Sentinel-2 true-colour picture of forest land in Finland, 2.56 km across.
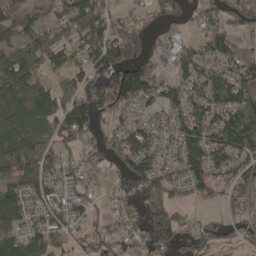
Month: April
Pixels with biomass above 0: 76%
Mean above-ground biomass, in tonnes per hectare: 75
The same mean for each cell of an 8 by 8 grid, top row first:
89 60 87 53 28 45 53 73
67 73 65 122 54 48 90 69
103 44 62 131 149 69 83 123
86 93 95 84 51 75 79 93
85 54 71 75 100 79 96 102
104 73 61 32 104 63 92 87
91 78 56 39 79 67 31 61
81 73 34 74 50 75 74 53
